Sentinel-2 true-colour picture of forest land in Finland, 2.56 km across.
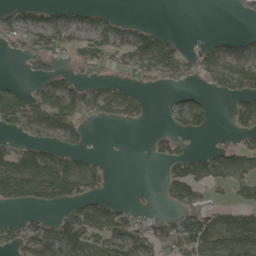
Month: May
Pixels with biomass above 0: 51%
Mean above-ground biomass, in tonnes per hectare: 58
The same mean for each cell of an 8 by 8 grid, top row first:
54 51 45 37 2 0 0 11
27 67 53 70 115 59 49 49
8 56 42 35 38 43 51 113
103 121 95 69 33 49 49 74
42 62 37 0 5 35 12 39
157 142 122 17 0 80 79 70
32 47 71 55 13 51 53 55
59 94 100 91 75 93 113 116
